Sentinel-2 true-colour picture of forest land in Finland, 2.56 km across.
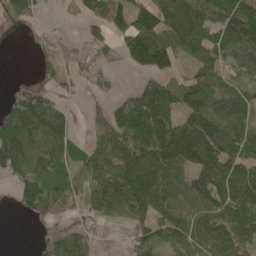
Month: May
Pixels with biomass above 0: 75%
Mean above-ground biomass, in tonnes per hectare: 83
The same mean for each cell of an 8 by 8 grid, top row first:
53 10 34 107 80 150 109 142
0 26 33 38 189 103 107 112
12 42 34 16 37 54 97 60
101 97 13 49 136 93 108 100
162 99 45 94 127 188 171 124
75 95 71 122 154 80 132 114
38 75 48 107 122 89 105 128
0 49 61 2 57 71 90 91
